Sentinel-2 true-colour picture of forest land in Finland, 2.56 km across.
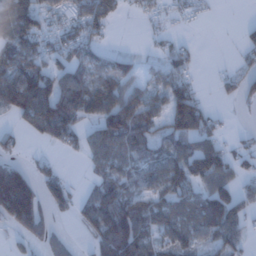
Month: January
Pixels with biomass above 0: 63%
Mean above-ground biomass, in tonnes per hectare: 63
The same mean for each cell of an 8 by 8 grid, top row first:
108 45 68 53 21 16 5 1
93 51 65 14 5 29 0 24
119 93 79 79 36 59 2 42
87 120 88 118 85 127 48 7
24 37 46 87 74 71 64 16
145 43 5 62 62 97 107 28
234 58 49 129 83 83 97 70
28 55 10 148 79 68 47 46
